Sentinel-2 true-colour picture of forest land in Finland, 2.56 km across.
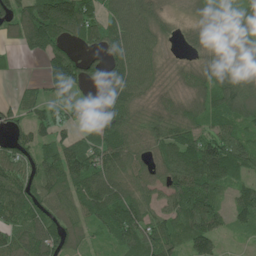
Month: June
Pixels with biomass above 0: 83%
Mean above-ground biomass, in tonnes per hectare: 75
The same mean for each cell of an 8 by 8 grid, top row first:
93 174 152 80 87 18 42 57
27 99 55 91 88 14 51 37
10 68 84 85 79 30 66 76
43 46 45 92 49 62 69 85
59 70 60 96 62 88 90 80
80 86 102 94 58 93 113 51
108 89 81 123 71 86 106 77
83 116 56 61 98 65 102 14
